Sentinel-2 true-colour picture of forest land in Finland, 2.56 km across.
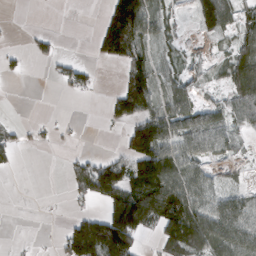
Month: March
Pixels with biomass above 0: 52%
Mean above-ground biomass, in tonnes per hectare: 58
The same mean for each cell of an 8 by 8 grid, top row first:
0 0 0 112 132 23 109 53
10 23 0 118 63 30 11 71
7 8 48 2 106 46 24 105
0 1 0 40 95 84 50 66
29 10 4 2 170 79 58 27
4 0 64 134 178 120 41 11
0 0 13 101 170 130 76 78
2 1 195 194 30 104 122 104
